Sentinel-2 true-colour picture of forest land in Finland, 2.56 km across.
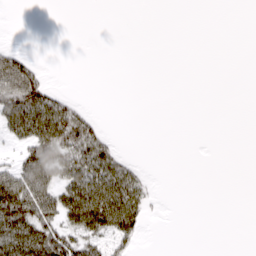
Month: March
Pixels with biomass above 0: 28%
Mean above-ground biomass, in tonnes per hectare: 24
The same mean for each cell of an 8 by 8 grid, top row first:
0 0 0 0 0 0 0 0
13 0 0 0 0 0 0 0
80 17 0 0 0 0 0 0
81 88 31 0 0 0 0 0
29 91 79 21 0 0 0 0
71 67 71 72 17 0 0 0
111 68 98 109 38 0 0 0
77 85 60 44 7 0 0 0
